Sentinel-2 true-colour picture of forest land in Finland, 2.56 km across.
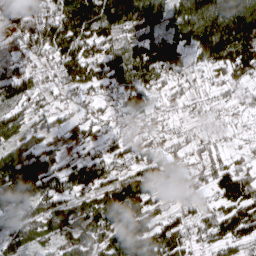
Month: April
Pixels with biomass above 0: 81%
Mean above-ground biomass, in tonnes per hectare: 84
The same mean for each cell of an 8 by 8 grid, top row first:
40 78 151 127 131 95 146 189
70 88 112 80 105 104 134 157
105 39 93 82 87 50 33 60
74 50 32 40 87 21 36 30
74 63 82 62 66 37 39 24
195 148 116 68 88 52 65 81
85 72 65 138 101 42 44 111
71 49 102 106 150 113 63 90
